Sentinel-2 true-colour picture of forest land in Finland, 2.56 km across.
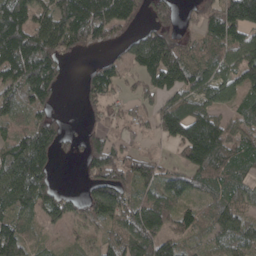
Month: April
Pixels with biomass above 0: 78%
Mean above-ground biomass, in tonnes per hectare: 89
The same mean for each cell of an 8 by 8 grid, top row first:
176 93 169 151 54 62 67 196
186 116 70 39 100 52 69 111
126 157 27 74 80 67 93 112
90 67 20 23 43 120 98 68
128 154 49 62 27 90 191 93
193 80 25 116 96 54 95 57
121 88 74 110 107 85 59 73
67 16 30 71 123 67 44 82
